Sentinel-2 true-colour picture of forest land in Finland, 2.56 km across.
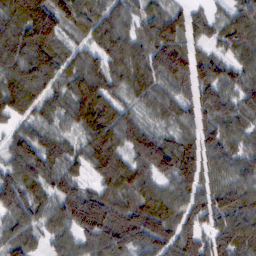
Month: February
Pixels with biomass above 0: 95%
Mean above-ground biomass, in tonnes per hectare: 97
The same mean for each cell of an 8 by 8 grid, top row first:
118 135 96 96 76 72 44 82
150 128 56 125 93 120 53 83
116 122 112 91 97 110 110 80
84 71 98 92 58 75 93 74
83 96 69 126 127 94 89 71
102 93 64 124 95 116 80 79
125 77 152 121 104 99 111 111
89 52 83 122 109 106 87 123
